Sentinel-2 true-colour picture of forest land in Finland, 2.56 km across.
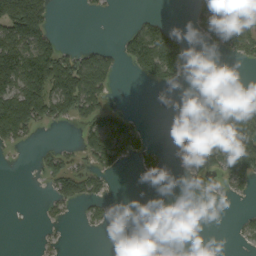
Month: September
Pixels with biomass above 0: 37%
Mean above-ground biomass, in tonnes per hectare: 56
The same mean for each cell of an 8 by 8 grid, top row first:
218 92 5 3 19 1 123 127
180 120 30 22 160 107 25 88
173 196 161 51 48 43 9 0
195 104 85 66 4 19 31 98
43 8 42 142 44 36 123 128
0 47 71 31 15 2 58 80
0 18 28 18 0 0 0 4
0 8 0 0 0 0 0 13
